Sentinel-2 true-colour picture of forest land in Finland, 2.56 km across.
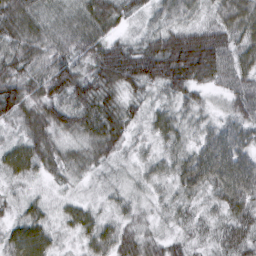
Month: March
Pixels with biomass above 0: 98%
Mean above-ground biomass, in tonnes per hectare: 51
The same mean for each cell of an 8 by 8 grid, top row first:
87 51 60 60 26 42 29 75
67 59 61 62 62 112 108 55
73 74 65 74 72 84 60 56
63 62 66 62 31 35 26 50
38 55 41 55 18 35 52 52
36 30 31 18 23 47 74 89
24 26 32 22 20 33 26 60
59 45 26 50 47 32 26 60
